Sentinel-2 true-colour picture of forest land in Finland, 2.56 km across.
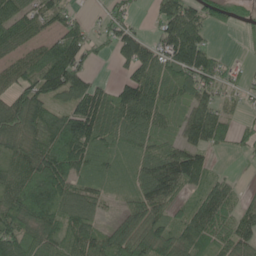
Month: June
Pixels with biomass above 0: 80%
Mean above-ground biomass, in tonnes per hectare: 72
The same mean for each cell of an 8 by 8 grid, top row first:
79 73 22 42 8 118 63 18
62 66 83 54 89 134 59 4
68 110 77 31 110 79 81 29
94 79 119 102 108 44 79 23
69 92 113 54 60 59 78 31
82 119 68 35 73 154 61 10
100 98 78 16 94 46 108 58
106 77 83 73 91 79 81 82
